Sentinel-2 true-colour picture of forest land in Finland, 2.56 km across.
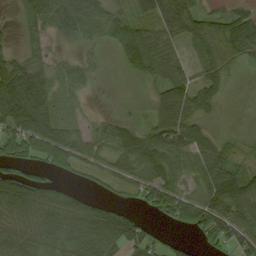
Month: September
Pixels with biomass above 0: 71%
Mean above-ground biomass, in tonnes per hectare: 51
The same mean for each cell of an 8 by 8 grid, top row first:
18 77 107 62 42 82 48 46
17 31 24 32 64 21 43 68
84 50 35 1 23 52 39 2
84 80 6 5 11 84 27 0
75 87 51 62 76 72 44 23
69 32 17 30 47 46 60 76
95 96 75 45 24 60 75 71
85 75 92 75 59 16 33 56
